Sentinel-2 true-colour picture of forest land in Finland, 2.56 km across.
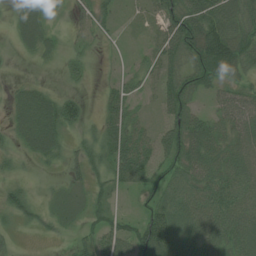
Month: July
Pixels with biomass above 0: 81%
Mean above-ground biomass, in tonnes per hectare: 47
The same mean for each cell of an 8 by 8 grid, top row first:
49 29 19 23 17 86 101 71
42 30 14 8 14 72 131 87
16 7 14 15 24 51 60 39
44 73 41 54 14 65 29 65
30 67 22 68 54 80 75 53
18 9 28 49 58 53 64 70
42 20 21 32 28 81 72 75
5 9 24 50 91 80 69 83
